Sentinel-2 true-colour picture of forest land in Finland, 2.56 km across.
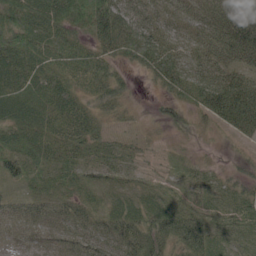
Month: June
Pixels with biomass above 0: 91%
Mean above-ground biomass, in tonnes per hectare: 54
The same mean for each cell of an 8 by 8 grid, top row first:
64 72 68 118 94 54 81 120
71 59 49 70 111 67 91 124
66 58 49 56 17 83 109 87
65 65 50 34 9 38 60 104
57 56 49 34 15 12 7 11
47 38 28 28 20 16 25 32
30 37 41 35 37 40 37 46
13 24 54 81 79 68 57 23
